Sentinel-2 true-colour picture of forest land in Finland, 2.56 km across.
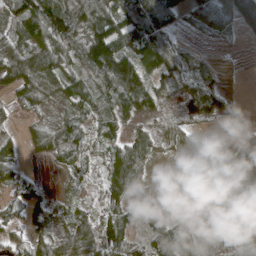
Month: April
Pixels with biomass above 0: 83%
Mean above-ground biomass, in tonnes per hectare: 55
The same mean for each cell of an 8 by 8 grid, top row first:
63 107 78 72 130 52 56 62
69 97 71 138 103 33 5 3
86 65 51 140 93 42 33 0
14 28 56 63 68 24 74 2
26 69 54 43 64 56 19 37
40 3 27 77 61 47 65 45
38 40 26 52 43 36 51 49
42 50 76 79 43 108 23 53
